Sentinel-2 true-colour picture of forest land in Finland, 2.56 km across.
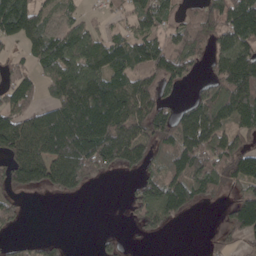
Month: April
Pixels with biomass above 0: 67%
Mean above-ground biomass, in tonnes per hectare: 93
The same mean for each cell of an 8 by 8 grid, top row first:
199 59 37 25 93 54 91 154
36 121 119 97 103 98 77 143
62 85 153 122 81 85 60 165
95 96 210 207 117 74 139 161
130 150 203 189 104 135 125 62
118 130 164 38 58 117 157 121
52 0 0 0 84 100 18 120
22 28 0 17 13 0 15 54
